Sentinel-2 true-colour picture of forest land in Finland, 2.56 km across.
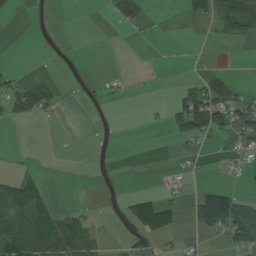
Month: August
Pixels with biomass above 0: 27%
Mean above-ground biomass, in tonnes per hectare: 26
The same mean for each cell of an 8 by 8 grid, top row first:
5 6 0 15 17 4 64 96
0 4 1 0 0 0 0 2
21 15 7 15 2 6 42 11
29 19 2 3 3 49 125 71
0 0 0 6 0 10 7 22
41 12 0 8 0 14 4 8
107 43 11 4 89 35 93 78
115 97 98 9 39 9 9 59
